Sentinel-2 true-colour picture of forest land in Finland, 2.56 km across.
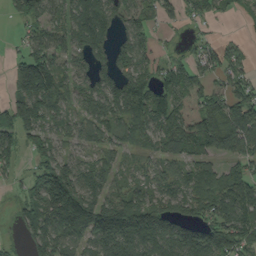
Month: September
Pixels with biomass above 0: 77%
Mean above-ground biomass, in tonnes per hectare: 90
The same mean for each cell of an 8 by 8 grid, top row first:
55 84 105 91 62 37 40 20
18 105 84 81 79 11 45 35
94 139 74 99 100 90 51 70
131 80 63 107 125 86 94 120
90 93 48 67 69 92 98 94
27 156 95 51 50 74 107 95
39 138 151 155 159 105 102 123
15 118 91 176 169 148 163 133
